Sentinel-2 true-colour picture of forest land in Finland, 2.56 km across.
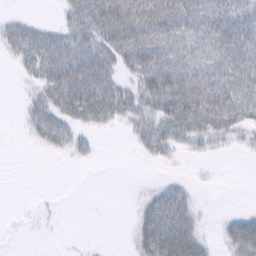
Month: February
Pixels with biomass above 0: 54%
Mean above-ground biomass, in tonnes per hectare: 28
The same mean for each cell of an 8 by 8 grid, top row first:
10 1 40 65 72 65 48 43
35 52 46 53 63 41 35 50
4 40 72 40 46 58 48 39
2 43 47 40 37 57 62 39
0 29 19 0 28 29 16 9
0 0 0 0 0 4 1 0
0 2 0 0 22 50 1 3
0 1 1 0 40 78 13 54
